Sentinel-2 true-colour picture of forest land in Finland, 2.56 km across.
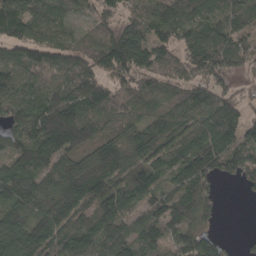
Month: April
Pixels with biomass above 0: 89%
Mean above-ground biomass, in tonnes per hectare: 100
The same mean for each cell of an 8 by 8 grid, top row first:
136 81 55 69 97 110 90 103
86 106 93 147 120 92 133 99
100 65 91 84 87 72 103 43
96 133 121 96 85 97 123 82
94 142 126 104 110 122 151 121
115 97 133 102 108 101 110 85
118 111 100 126 96 122 71 0
103 113 108 120 106 94 72 13
